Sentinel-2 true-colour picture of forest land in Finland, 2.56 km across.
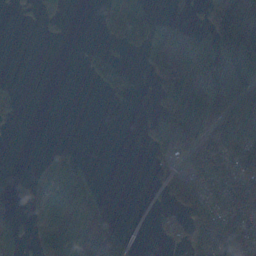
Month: November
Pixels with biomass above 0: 48%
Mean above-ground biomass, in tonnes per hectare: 73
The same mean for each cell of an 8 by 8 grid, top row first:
15 53 0 153 136 36 97 206
0 1 6 39 104 220 135 222
5 0 2 109 19 227 196 156
26 0 0 1 8 222 162 170
2 5 3 0 30 118 112 159
0 32 46 0 0 77 103 94
26 87 76 16 17 72 99 98
98 125 84 126 17 33 105 90
